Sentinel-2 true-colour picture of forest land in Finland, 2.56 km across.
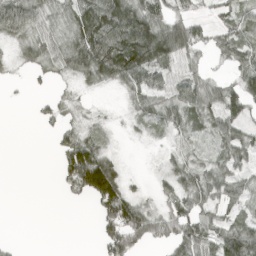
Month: April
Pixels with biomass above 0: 65%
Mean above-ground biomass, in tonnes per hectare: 46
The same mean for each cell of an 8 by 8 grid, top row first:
91 41 82 122 103 50 18 41
23 48 97 129 169 80 35 55
5 14 26 54 69 34 29 44
0 24 7 3 37 54 57 56
0 3 86 10 4 20 20 57
0 0 142 116 6 50 54 37
0 0 3 114 50 47 42 38
5 0 0 79 57 68 68 101
